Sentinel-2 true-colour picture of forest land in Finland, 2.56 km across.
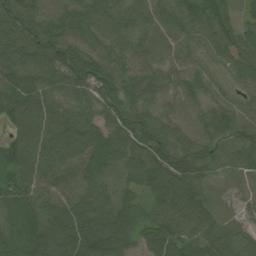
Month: August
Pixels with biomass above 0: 98%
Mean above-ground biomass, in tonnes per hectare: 83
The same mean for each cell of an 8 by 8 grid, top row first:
109 97 98 86 79 71 80 48
116 118 96 84 70 63 52 86
104 96 87 93 93 63 55 52
106 96 66 63 74 44 61 61
89 107 112 101 107 88 68 78
95 89 84 79 91 109 54 42
80 85 92 103 60 88 69 28
85 125 127 109 62 87 76 65
